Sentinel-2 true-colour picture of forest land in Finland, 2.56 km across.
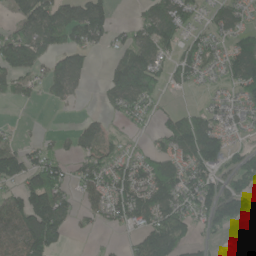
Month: June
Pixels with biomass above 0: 63%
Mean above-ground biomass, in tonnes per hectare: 80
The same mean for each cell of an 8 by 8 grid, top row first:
71 155 152 54 49 106 35 57
166 98 84 48 104 75 60 96
82 91 55 96 175 45 16 114
1 2 8 43 61 47 52 48
48 31 72 54 19 129 150 23
113 123 70 116 123 113 86 112
116 185 45 105 151 117 99 83
91 148 3 5 88 105 29 8
